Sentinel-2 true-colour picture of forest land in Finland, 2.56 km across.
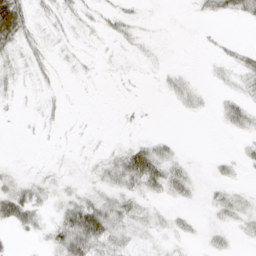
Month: April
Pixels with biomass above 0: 36%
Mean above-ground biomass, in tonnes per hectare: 9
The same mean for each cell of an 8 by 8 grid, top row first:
46 6 6 9 2 0 6 11
13 7 2 2 4 0 1 6
4 3 1 1 1 8 2 7
1 4 0 0 1 2 2 20
0 1 1 2 15 6 0 4
7 4 3 17 51 16 3 4
40 5 38 25 10 4 6 11
3 9 48 23 4 5 7 3
